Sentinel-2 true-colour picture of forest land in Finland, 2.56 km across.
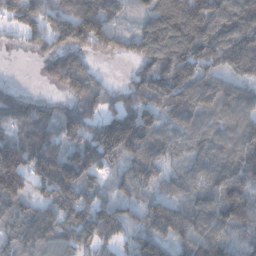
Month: December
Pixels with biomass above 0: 87%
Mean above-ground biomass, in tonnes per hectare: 104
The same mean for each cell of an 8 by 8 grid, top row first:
100 105 175 95 79 164 152 144
12 55 92 72 106 163 146 167
3 35 100 11 94 164 96 82
147 59 91 81 119 112 75 104
156 135 125 185 146 65 77 120
160 159 148 48 77 50 89 133
98 101 138 84 72 81 110 169
87 106 92 67 86 82 123 67
